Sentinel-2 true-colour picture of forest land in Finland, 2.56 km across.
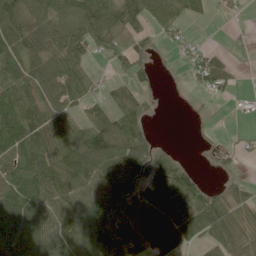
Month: June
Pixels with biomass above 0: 72%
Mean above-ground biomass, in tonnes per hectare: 75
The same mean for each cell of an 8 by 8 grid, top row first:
89 88 113 108 62 51 18 7
91 93 73 95 42 25 20 4
100 66 69 33 36 1 77 12
137 78 38 79 48 0 3 7
93 99 110 103 80 8 6 12
129 135 96 148 94 89 11 18
149 107 107 157 85 84 107 57
209 138 159 161 79 71 59 59
